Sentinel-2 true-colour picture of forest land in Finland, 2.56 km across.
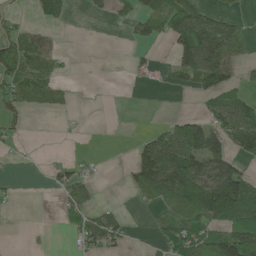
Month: May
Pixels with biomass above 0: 41%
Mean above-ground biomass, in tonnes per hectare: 46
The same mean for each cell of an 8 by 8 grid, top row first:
18 40 2 18 52 104 48 17
128 40 1 0 17 73 112 54
94 48 2 0 15 21 86 27
31 12 1 0 0 9 44 96
11 0 1 0 47 132 107 70
3 11 33 0 102 116 97 88
5 0 44 17 10 69 127 158
0 2 41 54 1 88 109 162
